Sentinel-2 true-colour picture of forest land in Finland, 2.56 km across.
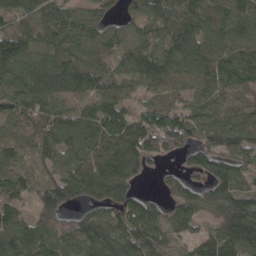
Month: April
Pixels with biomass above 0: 90%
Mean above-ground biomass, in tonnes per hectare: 109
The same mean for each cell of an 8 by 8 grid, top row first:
95 125 91 44 102 128 106 122
55 120 106 87 103 128 135 131
117 155 151 92 107 110 126 115
127 123 79 112 87 115 129 119
79 108 101 145 178 116 109 134
102 103 151 181 42 59 91 79
73 92 62 94 108 98 107 153
112 95 103 133 138 69 95 153
